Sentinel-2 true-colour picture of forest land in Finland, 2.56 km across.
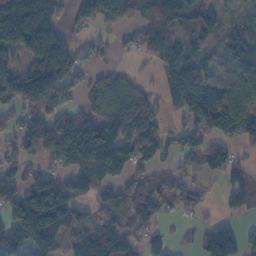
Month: November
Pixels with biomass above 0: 75%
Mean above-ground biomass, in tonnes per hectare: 90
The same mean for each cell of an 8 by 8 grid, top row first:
188 144 59 95 94 116 69 36
93 206 51 28 55 78 39 112
140 218 74 62 19 92 87 131
60 107 68 101 131 39 156 153
59 119 196 182 154 57 94 57
59 61 114 90 69 43 39 74
104 165 66 77 111 38 22 69
79 93 73 99 44 12 70 59
